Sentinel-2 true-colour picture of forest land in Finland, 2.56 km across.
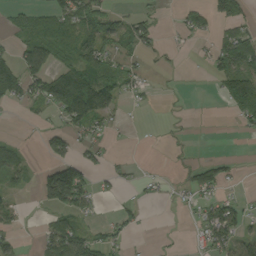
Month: September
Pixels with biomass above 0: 42%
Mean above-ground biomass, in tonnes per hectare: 34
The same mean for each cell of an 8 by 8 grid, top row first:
25 50 80 43 25 11 45 55
34 56 60 38 30 5 15 94
91 79 95 53 19 1 8 73
3 27 110 45 3 1 0 47
27 47 31 8 1 4 0 0
49 72 86 16 9 3 60 7
18 38 53 5 11 7 34 26
18 54 65 28 1 1 40 45
